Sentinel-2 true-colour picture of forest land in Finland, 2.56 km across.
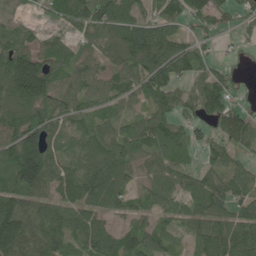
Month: June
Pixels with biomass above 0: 84%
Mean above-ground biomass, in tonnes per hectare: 91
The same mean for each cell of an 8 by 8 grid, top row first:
34 45 104 114 68 61 86 52
105 75 53 76 145 105 44 20
190 159 84 68 130 106 117 26
130 100 72 56 67 87 110 65
141 96 59 99 116 94 56 62
145 144 106 118 55 101 87 89
110 82 91 69 51 58 118 77
160 114 78 93 91 39 136 139
